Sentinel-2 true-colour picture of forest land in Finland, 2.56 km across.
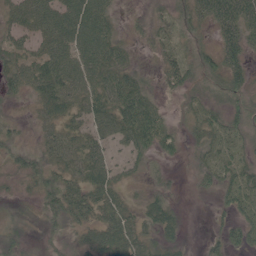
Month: June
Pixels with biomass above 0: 84%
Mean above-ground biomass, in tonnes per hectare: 38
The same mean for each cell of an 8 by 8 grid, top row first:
42 71 83 29 11 27 44 61
38 56 72 52 11 25 23 52
47 74 67 55 24 36 28 41
12 43 44 60 73 12 30 39
28 38 46 33 48 25 35 32
26 38 47 39 18 7 31 46
8 39 56 50 32 19 5 42
21 21 29 63 37 25 13 37
